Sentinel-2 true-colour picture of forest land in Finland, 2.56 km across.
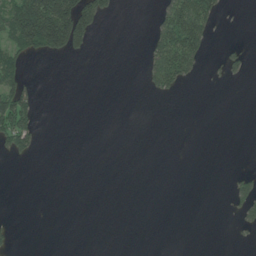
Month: June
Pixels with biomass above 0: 16%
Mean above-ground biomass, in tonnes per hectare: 24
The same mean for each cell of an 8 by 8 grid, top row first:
128 207 178 20 0 102 77 1
78 99 44 0 17 118 29 12
59 0 0 0 21 67 5 11
116 0 0 0 0 0 0 0
67 0 0 0 0 0 0 0
0 0 0 0 0 0 0 18
0 0 0 0 0 0 0 28
9 0 0 0 0 0 0 4
